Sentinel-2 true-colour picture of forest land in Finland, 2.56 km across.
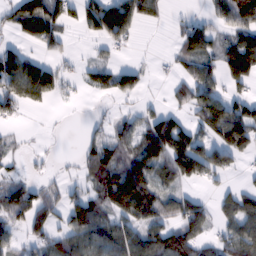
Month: February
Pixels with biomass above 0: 60%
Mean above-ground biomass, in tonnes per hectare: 62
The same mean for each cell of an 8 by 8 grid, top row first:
91 131 53 109 53 8 35 122
31 50 3 25 2 30 62 107
130 121 23 70 32 39 72 88
41 12 1 17 31 44 114 80
13 3 22 68 100 134 80 110
28 15 20 84 117 79 65 15
109 45 78 80 115 63 41 87
39 55 89 93 92 99 26 93
